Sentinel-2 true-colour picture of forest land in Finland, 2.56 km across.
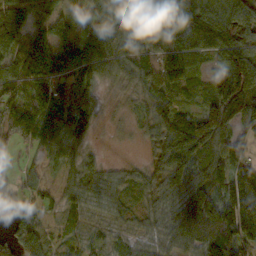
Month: October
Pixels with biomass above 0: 90%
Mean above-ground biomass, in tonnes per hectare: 106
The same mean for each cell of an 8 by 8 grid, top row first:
82 77 46 129 108 108 145 103
101 183 171 139 107 139 161 159
115 196 138 58 100 134 66 187
181 263 190 13 51 106 136 166
102 129 70 5 27 137 137 91
72 31 78 44 48 109 107 139
88 46 72 55 46 78 155 214
91 56 59 44 58 85 110 168
